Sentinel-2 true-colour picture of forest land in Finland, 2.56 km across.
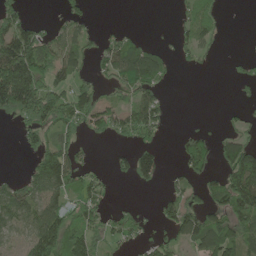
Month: June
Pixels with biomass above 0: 52%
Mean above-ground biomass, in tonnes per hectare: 59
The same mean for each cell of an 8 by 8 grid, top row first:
61 4 38 0 0 13 42 0
148 92 65 63 52 31 29 1
233 94 52 49 97 7 0 27
100 130 105 63 91 4 0 14
11 80 45 19 43 18 46 94
21 141 68 24 67 21 49 158
96 91 66 23 11 65 70 133
34 110 90 43 33 62 115 98
